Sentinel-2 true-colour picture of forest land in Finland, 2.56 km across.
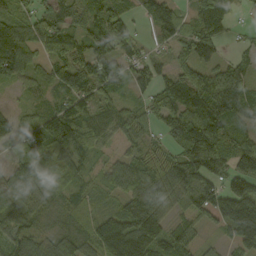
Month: September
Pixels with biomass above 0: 88%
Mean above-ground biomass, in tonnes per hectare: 89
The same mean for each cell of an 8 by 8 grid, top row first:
58 63 81 90 31 82 143 24
103 67 59 118 42 67 101 29
54 70 99 102 80 88 120 97
40 58 88 59 57 121 157 91
78 118 92 36 55 76 161 91
92 86 63 59 115 146 149 123
96 56 66 45 149 62 113 182
94 71 91 198 185 70 21 100
